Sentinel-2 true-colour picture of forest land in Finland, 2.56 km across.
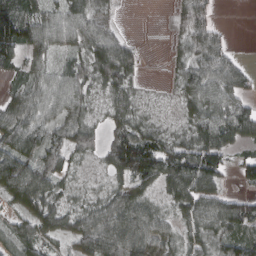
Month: March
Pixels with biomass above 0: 82%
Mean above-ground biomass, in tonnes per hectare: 62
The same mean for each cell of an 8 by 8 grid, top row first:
89 60 66 29 0 23 46 0
91 52 50 89 10 18 68 6
32 57 61 69 16 32 80 56
72 58 53 50 37 30 75 77
92 83 78 76 95 56 92 48
139 87 29 48 94 114 110 36
44 74 52 92 70 50 79 99
60 48 80 112 88 45 53 62
